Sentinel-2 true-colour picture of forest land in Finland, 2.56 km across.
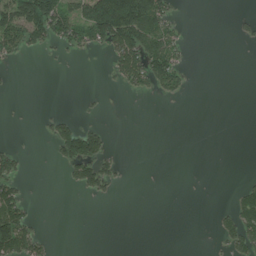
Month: July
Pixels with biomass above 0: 24%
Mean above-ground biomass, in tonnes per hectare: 35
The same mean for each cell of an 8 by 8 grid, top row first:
149 153 93 200 164 33 0 16
59 39 42 71 128 73 0 3
3 0 0 18 67 61 0 0
1 12 11 0 0 0 0 0
11 20 137 20 0 0 0 0
61 0 74 51 0 0 0 5
96 0 0 0 0 0 1 85
154 24 0 0 0 0 2 96
